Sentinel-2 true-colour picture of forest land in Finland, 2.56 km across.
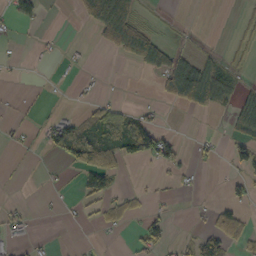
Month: October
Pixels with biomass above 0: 26%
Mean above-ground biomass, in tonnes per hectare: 23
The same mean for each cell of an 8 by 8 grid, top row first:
42 3 26 116 8 0 0 9
2 5 4 46 71 15 6 17
1 2 12 1 2 99 104 19
5 7 10 35 18 7 30 55
7 24 56 49 104 27 14 42
1 2 30 46 3 14 1 28
6 2 10 24 13 2 10 32
17 3 1 2 38 10 49 37
